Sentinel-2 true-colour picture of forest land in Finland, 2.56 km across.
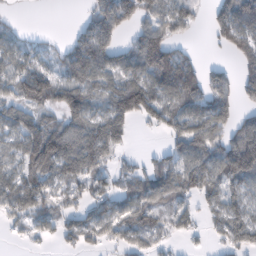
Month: February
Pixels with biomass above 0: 71%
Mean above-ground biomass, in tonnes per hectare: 83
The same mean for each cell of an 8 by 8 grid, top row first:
13 0 21 132 78 89 41 176
63 31 104 99 156 80 12 115
102 96 94 84 112 190 113 90
77 63 100 88 76 93 129 84
67 118 112 116 2 70 126 174
74 98 96 53 69 98 116 146
76 65 62 83 90 70 49 100
12 25 71 50 66 27 20 93
